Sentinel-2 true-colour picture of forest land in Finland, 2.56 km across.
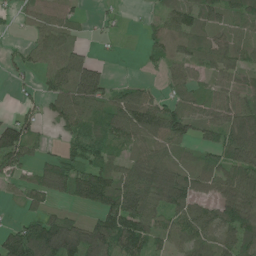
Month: June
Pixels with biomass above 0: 74%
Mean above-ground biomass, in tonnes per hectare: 66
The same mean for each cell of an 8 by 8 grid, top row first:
23 52 25 14 8 69 64 72
20 78 29 6 26 38 58 55
20 43 114 32 19 46 27 39
22 37 85 90 110 81 52 79
132 20 70 56 69 62 61 126
38 81 100 83 107 90 57 85
14 44 29 101 105 99 54 120
135 190 142 121 90 49 55 108
